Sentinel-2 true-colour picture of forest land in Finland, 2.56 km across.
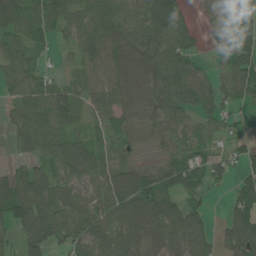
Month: June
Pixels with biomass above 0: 81%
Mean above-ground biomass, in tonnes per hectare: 61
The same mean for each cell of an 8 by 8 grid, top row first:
77 84 62 71 79 105 14 84
60 16 56 76 84 93 19 81
59 46 47 67 44 106 52 75
47 85 52 57 26 79 51 19
46 71 46 39 11 36 31 21
54 51 57 71 54 75 61 36
95 87 75 73 88 70 26 85
40 78 70 85 68 77 41 96
